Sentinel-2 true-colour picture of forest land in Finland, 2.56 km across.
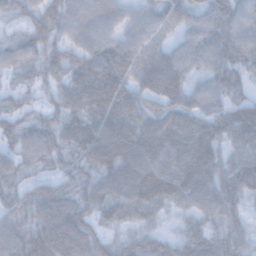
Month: November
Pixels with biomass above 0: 93%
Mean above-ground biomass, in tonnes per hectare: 62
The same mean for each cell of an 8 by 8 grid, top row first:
42 70 71 59 53 55 56 60
51 61 56 69 63 43 64 66
27 39 77 88 64 71 49 40
37 40 68 86 74 70 56 56
44 63 73 100 100 81 71 60
45 38 53 77 94 78 71 86
49 73 59 74 65 36 65 52
62 75 76 45 60 43 79 71
